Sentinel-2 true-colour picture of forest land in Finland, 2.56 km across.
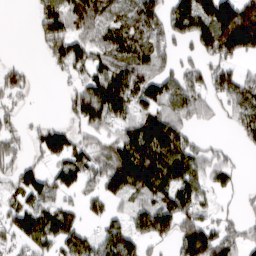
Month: March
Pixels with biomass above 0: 67%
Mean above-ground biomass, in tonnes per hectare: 75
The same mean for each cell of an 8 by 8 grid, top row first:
0 118 113 73 89 110 166 175
0 66 72 99 94 40 79 113
48 4 53 122 101 92 67 59
33 1 80 95 80 89 36 79
59 90 54 74 159 126 23 29
57 59 82 115 147 125 63 17
63 79 40 35 72 99 38 16
51 87 64 91 63 78 110 61
